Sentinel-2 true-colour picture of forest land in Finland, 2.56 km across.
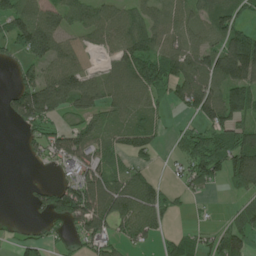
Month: June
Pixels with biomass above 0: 68%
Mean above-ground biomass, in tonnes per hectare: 74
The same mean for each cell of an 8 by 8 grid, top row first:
98 83 81 83 65 56 89 78
62 122 57 67 100 84 105 152
45 95 114 78 125 111 119 140
86 117 71 65 69 22 110 103
2 76 106 58 77 27 96 107
0 5 96 81 56 22 92 99
0 82 169 126 108 30 5 35
23 26 42 65 61 28 36 81
